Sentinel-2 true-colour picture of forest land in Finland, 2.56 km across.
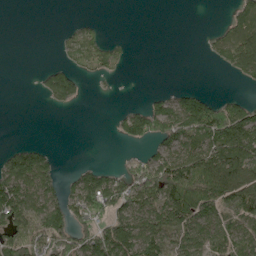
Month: May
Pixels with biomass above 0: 49%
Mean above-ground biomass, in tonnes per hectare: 69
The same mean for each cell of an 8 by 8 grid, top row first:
0 0 7 0 0 0 0 58
0 0 165 69 0 0 19 87
0 78 69 28 0 0 0 29
0 12 7 12 87 142 144 97
22 12 0 6 64 103 112 158
153 87 61 65 111 170 194 145
133 131 121 120 96 170 117 104
83 122 102 184 126 68 86 84
